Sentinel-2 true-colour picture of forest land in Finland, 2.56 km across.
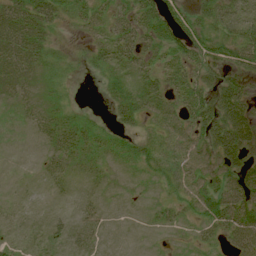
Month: July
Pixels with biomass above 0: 69%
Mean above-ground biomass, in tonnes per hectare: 24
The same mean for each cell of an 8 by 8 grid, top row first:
47 40 23 24 36 35 34 30
47 21 6 38 32 41 41 45
29 9 4 17 23 27 36 35
8 16 10 17 27 38 53 51
0 17 27 16 22 35 51 52
1 15 7 5 10 28 41 45
5 4 8 1 3 21 50 55
8 13 12 1 0 2 17 41
